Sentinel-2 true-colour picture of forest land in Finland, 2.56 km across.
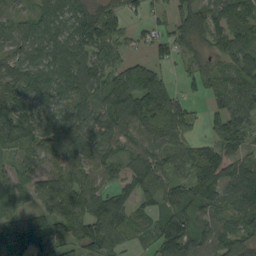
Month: September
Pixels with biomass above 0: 87%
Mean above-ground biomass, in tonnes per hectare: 81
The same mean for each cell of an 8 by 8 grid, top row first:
63 85 104 76 29 58 76 79
64 89 100 74 23 47 49 68
95 88 111 82 113 23 59 86
105 64 93 128 112 76 40 105
88 90 104 82 79 64 52 94
71 86 76 52 116 68 108 115
33 79 102 109 65 101 75 111
124 99 76 94 41 129 86 79
